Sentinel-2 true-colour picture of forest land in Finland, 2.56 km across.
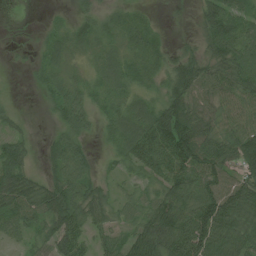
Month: July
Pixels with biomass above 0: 79%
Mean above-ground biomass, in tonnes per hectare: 52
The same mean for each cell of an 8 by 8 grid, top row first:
1 5 24 28 17 4 60 70
9 34 35 36 49 19 47 55
1 36 27 55 39 70 61 62
14 15 62 41 60 92 47 60
42 26 46 31 95 123 68 89
68 35 63 24 41 79 85 70
68 68 65 41 55 87 101 95
29 54 60 39 89 90 104 76
